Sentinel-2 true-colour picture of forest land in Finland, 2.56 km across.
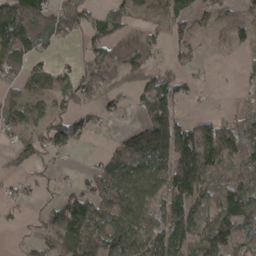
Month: April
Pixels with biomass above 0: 68%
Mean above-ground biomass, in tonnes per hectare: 73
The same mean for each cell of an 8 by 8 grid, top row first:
149 87 68 68 44 85 34 51
155 39 26 83 89 37 12 29
55 85 76 77 82 58 13 20
62 60 58 37 77 74 20 38
56 63 30 29 169 133 119 104
34 22 20 101 115 119 87 65
23 47 105 108 86 108 77 140
12 72 135 87 115 135 122 99
